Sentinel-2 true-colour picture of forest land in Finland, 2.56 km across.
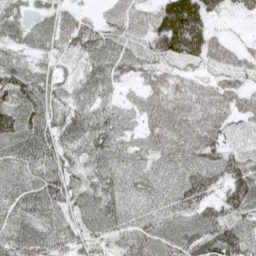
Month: May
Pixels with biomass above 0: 93%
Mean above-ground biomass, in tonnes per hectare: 74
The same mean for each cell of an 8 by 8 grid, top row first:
46 36 40 61 66 180 70 25
33 49 76 91 56 110 84 35
91 65 58 79 48 51 41 45
88 79 85 87 71 104 100 58
84 89 88 97 59 105 96 24
80 100 57 84 62 75 84 98
83 91 76 81 67 73 65 96
84 78 57 52 75 82 96 103
